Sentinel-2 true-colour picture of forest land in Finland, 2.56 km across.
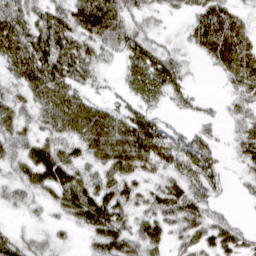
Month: March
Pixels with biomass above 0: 80%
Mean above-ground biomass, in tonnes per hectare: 44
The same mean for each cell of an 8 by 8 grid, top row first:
60 51 68 70 28 11 71 34
73 76 58 38 47 18 59 71
40 77 44 8 61 44 2 53
41 54 63 37 35 14 12 24
47 49 45 73 72 47 30 32
33 59 50 53 33 41 48 19
22 22 69 66 43 70 49 6
33 25 9 57 49 25 44 43
